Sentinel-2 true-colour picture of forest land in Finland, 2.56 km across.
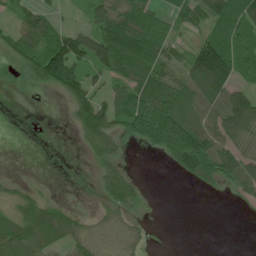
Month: June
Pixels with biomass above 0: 61%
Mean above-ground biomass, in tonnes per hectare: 66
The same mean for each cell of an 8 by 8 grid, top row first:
52 58 17 104 85 48 92 118
95 131 116 153 131 39 128 95
2 124 107 78 113 76 170 71
0 0 87 112 154 132 83 175
0 0 22 83 55 144 120 72
7 1 0 75 7 19 69 118
52 65 8 48 17 0 0 9
110 75 46 14 20 0 0 0
